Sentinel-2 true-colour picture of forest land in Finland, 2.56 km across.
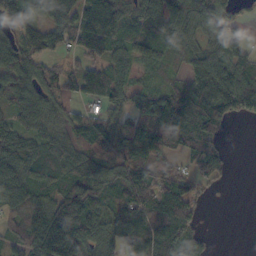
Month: October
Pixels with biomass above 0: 81%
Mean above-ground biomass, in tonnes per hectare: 76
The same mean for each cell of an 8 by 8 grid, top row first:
93 68 102 120 90 101 72 32
81 73 67 69 63 74 67 54
91 78 76 82 24 32 121 122
69 64 40 47 99 123 110 65
82 71 76 86 110 62 79 0
95 72 102 98 106 69 72 0
78 99 138 85 107 124 5 0
56 159 124 82 106 80 5 0
